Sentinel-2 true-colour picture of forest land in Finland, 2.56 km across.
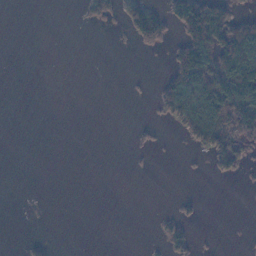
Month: November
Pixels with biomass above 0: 21%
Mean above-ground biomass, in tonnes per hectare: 24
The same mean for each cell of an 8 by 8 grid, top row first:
0 0 7 37 96 47 102 39
0 0 0 1 30 36 87 128
0 0 0 0 3 62 131 123
0 0 0 0 1 67 109 110
0 0 0 0 12 3 88 76
0 0 0 0 2 0 11 21
0 0 0 0 0 14 0 0
0 10 0 0 2 54 2 1
